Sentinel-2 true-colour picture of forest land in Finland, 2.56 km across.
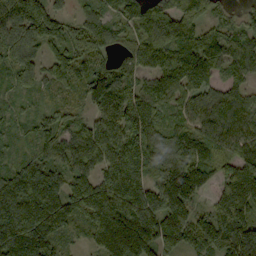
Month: September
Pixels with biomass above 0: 94%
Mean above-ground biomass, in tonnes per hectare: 132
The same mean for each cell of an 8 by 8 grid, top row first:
194 164 69 93 170 184 83 48
136 105 144 86 165 163 150 105
82 88 114 150 102 143 108 73
37 58 58 169 162 75 139 108
42 114 128 169 181 132 105 100
136 137 123 147 115 190 96 181
200 196 153 198 218 181 74 201
184 144 32 174 197 138 144 217
